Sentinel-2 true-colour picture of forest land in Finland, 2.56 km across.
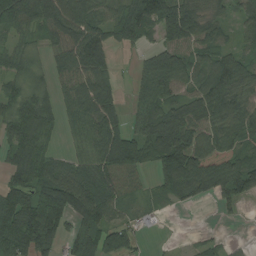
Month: August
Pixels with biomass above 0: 80%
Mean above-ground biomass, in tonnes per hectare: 77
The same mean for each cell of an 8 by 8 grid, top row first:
136 105 102 64 141 144 68 55
42 40 105 58 52 93 64 41
58 38 80 44 62 87 89 84
88 79 74 76 72 100 94 86
98 44 41 105 102 158 95 60
71 94 90 96 34 104 112 119
109 177 114 77 29 21 9 25
107 99 89 87 16 5 26 7
